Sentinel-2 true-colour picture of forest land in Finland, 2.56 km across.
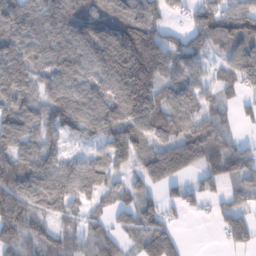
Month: January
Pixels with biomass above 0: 84%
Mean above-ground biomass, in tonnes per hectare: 106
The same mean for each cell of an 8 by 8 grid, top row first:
127 135 140 152 151 28 118 136
120 126 148 200 236 112 86 116
161 100 116 143 214 99 62 104
128 123 147 137 184 140 77 34
121 104 35 118 98 125 108 41
146 126 111 74 81 95 71 79
157 98 52 55 96 56 32 72
99 76 53 59 106 74 0 70
